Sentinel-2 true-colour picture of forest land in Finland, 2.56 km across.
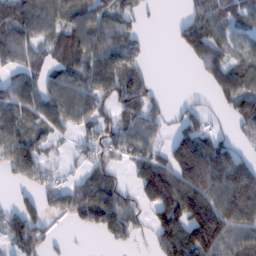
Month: February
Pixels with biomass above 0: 69%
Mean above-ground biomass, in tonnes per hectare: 76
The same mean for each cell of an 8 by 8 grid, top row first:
75 88 85 74 30 9 80 58
98 61 99 100 36 23 121 59
64 54 86 99 48 0 43 95
91 99 86 58 86 18 31 99
117 39 37 74 83 82 93 24
55 45 38 47 123 152 157 135
56 59 94 116 56 161 154 142
82 51 1 42 12 137 150 86
